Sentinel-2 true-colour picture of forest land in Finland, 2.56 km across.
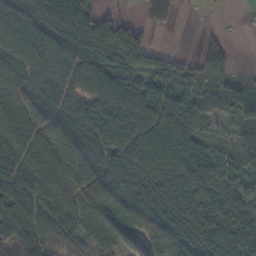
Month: November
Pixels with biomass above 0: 87%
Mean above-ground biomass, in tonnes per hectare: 87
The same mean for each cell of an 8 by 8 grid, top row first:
93 106 96 58 15 6 2 2
70 76 102 107 81 6 31 1
75 84 98 116 64 71 41 38
88 94 94 111 93 103 43 64
103 109 123 103 115 138 54 51
154 89 114 104 110 131 136 78
105 106 86 110 115 117 129 102
100 120 79 72 81 125 126 132
